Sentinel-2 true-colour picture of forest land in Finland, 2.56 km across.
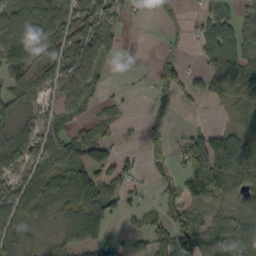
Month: October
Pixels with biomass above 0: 66%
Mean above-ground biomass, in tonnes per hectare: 62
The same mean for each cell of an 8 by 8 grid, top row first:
79 96 80 69 5 11 69 48
97 63 87 45 0 7 91 80
35 71 75 8 3 63 80 134
51 27 42 14 2 16 7 68
73 66 67 49 24 31 132 100
44 82 105 61 18 36 158 127
135 74 151 65 35 64 45 66
63 19 116 43 32 87 84 95
